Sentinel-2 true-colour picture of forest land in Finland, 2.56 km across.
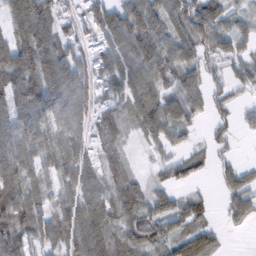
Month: February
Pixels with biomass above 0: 82%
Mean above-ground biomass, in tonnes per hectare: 73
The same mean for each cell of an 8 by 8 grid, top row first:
84 87 55 94 117 80 102 48
97 111 48 79 102 79 89 64
117 118 84 79 75 76 61 50
91 89 76 53 85 87 51 35
82 76 88 51 31 42 34 12
97 50 96 63 30 55 15 77
120 56 102 99 71 60 37 83
101 65 100 88 71 84 67 1
